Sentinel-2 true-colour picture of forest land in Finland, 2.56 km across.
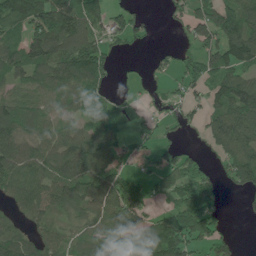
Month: June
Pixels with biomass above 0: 72%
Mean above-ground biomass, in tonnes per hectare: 73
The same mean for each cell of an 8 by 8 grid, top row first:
111 127 110 62 26 31 86 119
78 132 136 39 7 23 81 122
56 73 93 42 25 31 75 100
82 53 48 60 29 32 62 138
80 77 94 78 30 32 38 116
89 90 123 98 36 79 44 82
44 73 89 111 71 88 86 16
86 66 50 72 100 138 79 15
